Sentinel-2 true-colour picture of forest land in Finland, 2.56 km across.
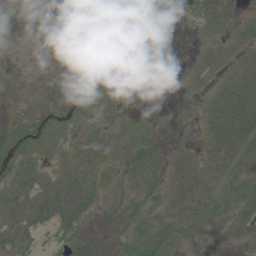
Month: June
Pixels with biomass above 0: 67%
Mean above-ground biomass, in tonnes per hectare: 18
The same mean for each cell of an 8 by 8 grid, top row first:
7 5 6 28 22 5 35 14
13 21 28 38 25 0 6 12
23 39 30 20 18 1 7 34
9 33 21 14 8 2 26 68
12 8 11 10 12 5 28 42
24 9 22 5 10 21 24 10
34 35 42 2 11 21 19 24
20 7 4 2 21 11 0 10
